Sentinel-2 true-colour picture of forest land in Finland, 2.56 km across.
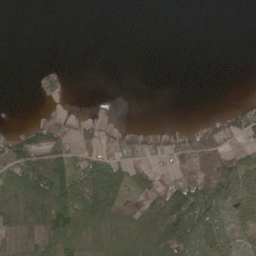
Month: May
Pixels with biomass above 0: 44%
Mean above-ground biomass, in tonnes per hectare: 45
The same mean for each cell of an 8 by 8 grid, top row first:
0 0 0 0 0 0 0 0
0 0 0 0 0 0 0 0
0 51 0 0 0 0 0 0
0 11 4 1 0 0 5 55
97 109 58 35 44 56 135 28
81 186 93 104 41 58 141 98
87 143 100 98 58 140 126 38
44 90 55 48 89 143 80 26
